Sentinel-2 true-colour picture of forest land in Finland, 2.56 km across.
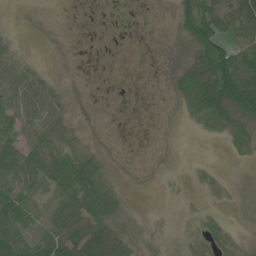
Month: June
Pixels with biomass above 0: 68%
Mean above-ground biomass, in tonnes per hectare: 30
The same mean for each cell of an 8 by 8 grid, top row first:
1 3 1 2 2 29 64 41
23 3 2 1 1 6 82 33
58 31 4 1 1 36 88 107
56 58 8 1 1 14 81 69
59 51 16 5 1 2 2 25
60 64 99 33 5 4 12 3
72 27 65 59 4 4 10 6
82 53 52 54 22 14 35 22
